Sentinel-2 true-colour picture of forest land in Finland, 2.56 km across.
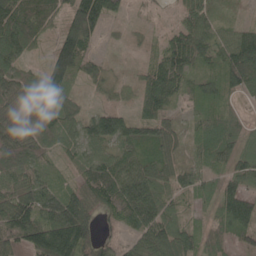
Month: May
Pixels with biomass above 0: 87%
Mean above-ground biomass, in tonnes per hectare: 63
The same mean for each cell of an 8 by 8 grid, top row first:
115 67 123 48 12 26 49 9
95 34 109 5 13 92 60 102
67 71 35 27 53 78 44 86
58 81 37 64 54 28 42 17
104 47 58 66 74 49 52 44
76 38 42 104 85 51 39 64
109 87 94 70 106 30 20 96
81 158 131 30 65 83 27 35
